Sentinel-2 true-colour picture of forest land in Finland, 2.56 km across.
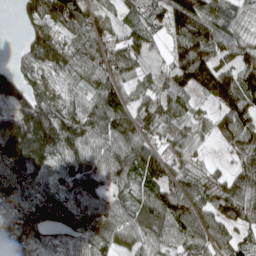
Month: April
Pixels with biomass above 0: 89%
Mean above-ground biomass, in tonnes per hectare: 96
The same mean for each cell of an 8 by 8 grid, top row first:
20 112 106 42 59 112 106 71
17 131 86 108 77 88 131 93
113 69 59 99 54 83 141 135
162 149 96 140 102 61 37 139
228 160 118 102 91 60 25 104
124 66 130 91 111 89 75 111
108 97 106 89 85 132 91 126
86 58 74 72 74 87 93 66
